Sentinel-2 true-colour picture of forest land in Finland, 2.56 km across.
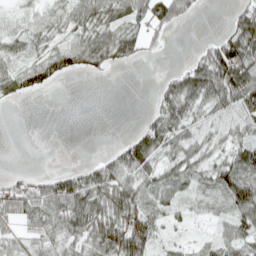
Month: April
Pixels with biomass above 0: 66%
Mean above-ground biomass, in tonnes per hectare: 43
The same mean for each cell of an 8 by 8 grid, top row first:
22 31 51 52 62 73 1 73
32 34 61 68 29 0 46 104
51 50 5 3 0 44 112 121
0 0 0 0 10 71 39 39
0 0 0 10 76 55 36 56
20 27 51 66 53 55 42 78
68 70 85 74 55 25 18 77
34 55 59 65 57 21 17 69
